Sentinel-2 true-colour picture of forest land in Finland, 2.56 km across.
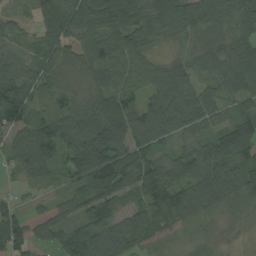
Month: August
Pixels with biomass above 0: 93%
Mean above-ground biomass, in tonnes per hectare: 72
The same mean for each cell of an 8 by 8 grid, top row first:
23 106 98 107 85 93 79 77
31 67 64 82 58 17 48 63
60 65 35 62 69 94 42 75
81 57 84 118 85 118 74 51
65 92 117 156 78 48 73 95
35 54 86 136 120 76 100 90
32 31 69 81 70 88 72 48
69 50 79 104 51 32 22 9
